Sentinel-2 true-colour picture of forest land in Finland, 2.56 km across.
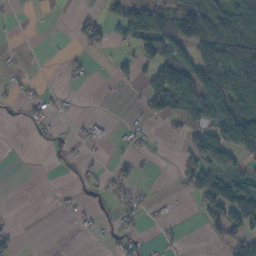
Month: October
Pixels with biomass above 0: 38%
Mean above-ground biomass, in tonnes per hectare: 33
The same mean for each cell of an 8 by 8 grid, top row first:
2 1 18 25 101 85 61 85
2 0 17 18 64 70 76 105
6 2 9 17 33 103 92 89
5 17 3 1 21 63 90 103
0 6 9 9 10 5 65 97
0 0 18 24 3 14 68 54
1 1 12 25 18 2 43 124
16 0 2 10 12 6 11 66
